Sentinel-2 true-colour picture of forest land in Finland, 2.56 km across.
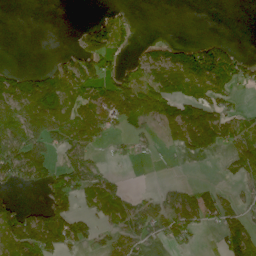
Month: June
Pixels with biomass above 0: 51%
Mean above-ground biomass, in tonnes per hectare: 54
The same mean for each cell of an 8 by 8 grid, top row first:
0 0 0 30 0 0 0 0
0 0 53 83 27 45 73 12
64 89 78 57 67 122 130 63
83 122 70 77 94 89 85 30
83 74 89 20 17 52 102 62
72 81 99 27 0 0 0 45
38 74 32 76 65 79 70 46
94 108 49 39 60 48 0 120
